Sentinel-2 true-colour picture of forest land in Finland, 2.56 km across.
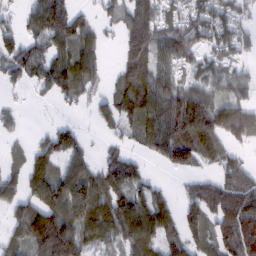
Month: February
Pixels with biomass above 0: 73%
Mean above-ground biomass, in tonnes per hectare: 84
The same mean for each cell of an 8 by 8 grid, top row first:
29 145 55 40 110 59 99 62
84 78 97 6 150 108 65 51
45 89 98 38 138 70 83 59
23 1 14 86 110 143 146 118
18 67 55 26 50 159 118 48
58 116 115 96 48 21 42 109
73 129 122 99 108 62 119 175
66 187 103 70 103 80 75 174
